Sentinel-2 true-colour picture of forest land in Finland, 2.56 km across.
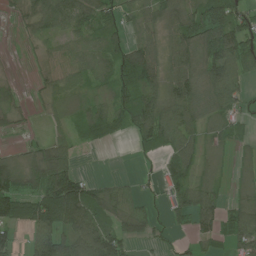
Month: July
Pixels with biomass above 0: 75%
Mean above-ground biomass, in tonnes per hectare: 63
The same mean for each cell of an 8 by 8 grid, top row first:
22 93 92 60 60 76 92 75
7 26 47 66 98 85 100 92
12 31 46 80 100 90 92 58
33 17 51 72 106 86 57 41
6 54 26 14 40 76 33 26
84 142 62 12 13 64 38 33
88 132 153 87 37 53 77 65
40 108 122 112 41 21 34 58
